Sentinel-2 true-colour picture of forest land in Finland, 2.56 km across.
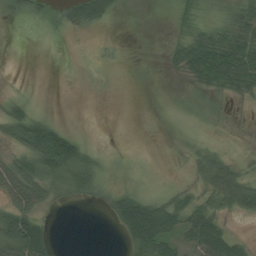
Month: August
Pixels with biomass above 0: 51%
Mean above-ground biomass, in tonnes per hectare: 28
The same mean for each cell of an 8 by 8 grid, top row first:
20 18 62 27 0 19 20 44
0 0 0 9 1 21 65 66
2 0 2 5 1 5 50 57
38 7 0 0 0 2 16 4
41 91 34 1 0 1 15 7
80 60 55 24 12 5 59 56
62 27 6 39 71 54 42 41
102 53 0 1 74 35 64 18
